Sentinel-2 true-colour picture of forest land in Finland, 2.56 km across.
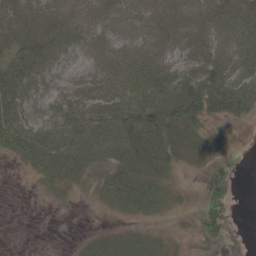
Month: May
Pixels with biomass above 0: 75%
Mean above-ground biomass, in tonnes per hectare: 47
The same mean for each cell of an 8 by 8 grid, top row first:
67 52 38 48 55 58 65 72
62 57 41 49 62 59 71 80
77 46 34 69 85 81 80 68
70 51 73 82 93 76 56 41
77 82 86 81 99 58 37 3
2 46 53 69 67 19 4 0
0 6 7 29 61 16 0 0
0 0 12 44 44 17 0 0
